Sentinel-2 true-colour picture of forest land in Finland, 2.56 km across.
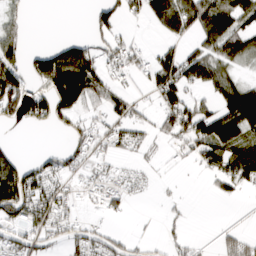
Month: March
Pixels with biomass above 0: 51%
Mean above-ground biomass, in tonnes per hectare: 55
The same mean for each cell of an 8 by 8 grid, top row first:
27 0 0 50 43 99 117 83
59 40 81 43 22 35 61 74
107 137 209 40 25 95 74 41
76 89 75 55 21 94 67 134
13 1 51 38 29 33 103 86
138 81 28 26 15 3 34 76
142 86 20 29 1 11 0 2
68 48 63 46 19 24 4 42
